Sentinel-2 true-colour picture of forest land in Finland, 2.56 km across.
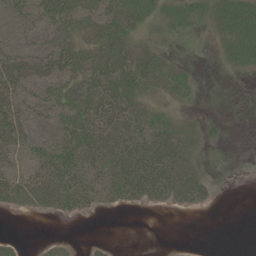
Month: June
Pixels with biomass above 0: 58%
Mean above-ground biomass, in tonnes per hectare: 20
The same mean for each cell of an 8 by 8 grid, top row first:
16 33 36 37 30 22 20 36
17 18 23 31 18 9 4 27
23 17 27 36 29 21 2 4
21 12 41 42 22 9 4 1
22 15 38 42 42 34 9 1
25 36 33 32 64 44 11 0
16 22 20 9 10 11 7 0
11 7 2 4 0 0 0 0
